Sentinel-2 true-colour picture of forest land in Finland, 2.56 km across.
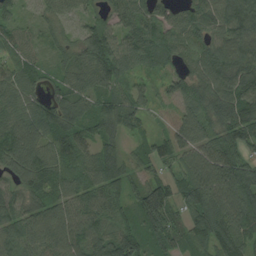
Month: August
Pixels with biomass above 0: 95%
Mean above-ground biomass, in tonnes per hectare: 93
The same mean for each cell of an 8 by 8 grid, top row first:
52 51 49 67 80 63 104 137
58 43 85 139 95 89 105 120
90 56 87 109 42 65 113 124
108 121 107 108 66 54 98 128
144 91 93 67 44 78 90 99
95 108 81 110 63 81 118 114
97 90 100 101 139 78 139 114
94 104 111 137 102 77 98 89
